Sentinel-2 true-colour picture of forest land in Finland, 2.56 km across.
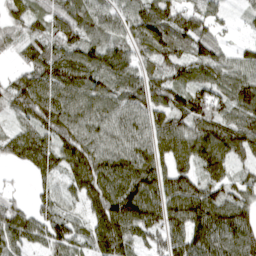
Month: April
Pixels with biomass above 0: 91%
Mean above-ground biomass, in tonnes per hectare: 107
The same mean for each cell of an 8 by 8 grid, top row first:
86 108 119 95 130 135 106 18
57 96 123 88 102 116 93 30
62 136 144 105 104 99 114 111
75 138 105 95 110 134 144 119
107 105 129 83 95 119 147 134
7 77 142 148 156 121 106 54
67 72 56 177 171 135 162 116
96 97 72 160 67 109 142 142
